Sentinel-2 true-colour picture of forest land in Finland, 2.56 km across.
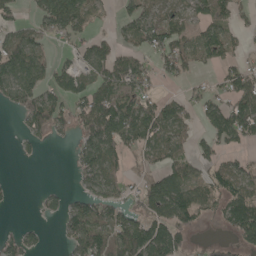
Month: May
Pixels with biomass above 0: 61%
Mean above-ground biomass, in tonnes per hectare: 64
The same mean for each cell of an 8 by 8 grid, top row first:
35 97 86 14 64 46 64 35
90 34 40 58 53 86 84 36
109 70 70 89 56 36 19 95
56 119 69 129 104 72 70 98
13 13 50 95 72 60 43 48
2 0 47 52 57 81 63 78
4 26 66 81 77 131 53 110
45 10 91 116 143 94 21 49
